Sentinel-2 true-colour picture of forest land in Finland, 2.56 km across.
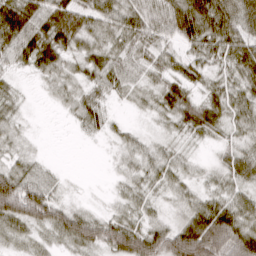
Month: March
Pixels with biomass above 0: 84%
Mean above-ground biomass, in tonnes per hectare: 41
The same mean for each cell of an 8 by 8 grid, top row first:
98 74 59 43 58 70 89 70
59 78 35 37 42 28 45 56
9 19 27 43 26 46 27 42
15 1 36 13 11 53 61 40
14 1 2 10 17 15 15 31
62 24 1 6 27 26 14 38
91 78 21 12 22 15 57 53
25 20 68 75 86 101 120 89
